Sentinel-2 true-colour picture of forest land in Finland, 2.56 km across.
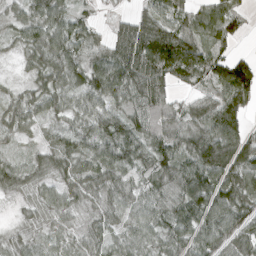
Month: April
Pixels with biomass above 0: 90%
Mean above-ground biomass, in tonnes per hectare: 64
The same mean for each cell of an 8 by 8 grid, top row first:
39 88 38 15 60 69 58 50
25 97 71 70 127 122 54 12
14 63 65 97 115 68 52 127
58 47 57 64 81 55 77 80
24 39 59 80 75 72 120 92
54 40 67 61 37 83 110 85
9 46 33 45 57 76 106 80
31 33 40 44 49 65 75 69
